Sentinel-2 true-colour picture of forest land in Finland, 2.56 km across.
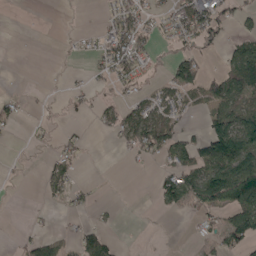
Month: May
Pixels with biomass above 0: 38%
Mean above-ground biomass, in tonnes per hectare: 35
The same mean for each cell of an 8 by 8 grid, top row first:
0 0 0 26 38 54 75 26
0 0 8 66 42 17 19 55
0 0 6 37 24 69 47 91
24 3 10 36 50 36 40 79
2 7 17 7 78 70 104 141
2 39 8 0 2 71 115 159
0 10 16 7 0 27 68 110
9 39 35 24 1 0 17 72
